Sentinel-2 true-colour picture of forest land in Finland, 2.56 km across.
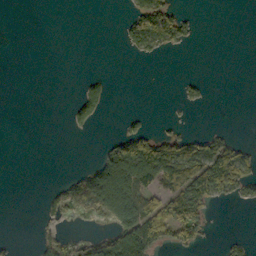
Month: October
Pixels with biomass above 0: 26%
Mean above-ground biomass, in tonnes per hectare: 32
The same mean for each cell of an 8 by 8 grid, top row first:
0 0 0 0 107 56 0 0
0 0 0 0 50 32 0 0
0 0 10 9 0 5 6 0
0 0 46 3 6 2 1 0
0 0 0 30 95 77 60 23
0 0 25 147 108 132 170 91
0 17 36 106 86 92 53 6
6 29 17 70 138 55 13 12
